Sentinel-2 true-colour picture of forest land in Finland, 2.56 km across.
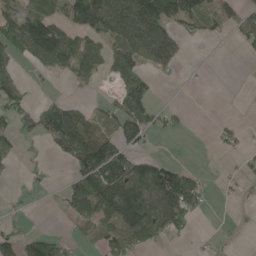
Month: May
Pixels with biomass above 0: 48%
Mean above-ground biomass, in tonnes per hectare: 56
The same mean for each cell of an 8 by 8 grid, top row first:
94 100 103 108 161 99 63 38
75 158 78 64 98 53 0 17
48 9 38 30 65 6 1 0
74 80 58 47 93 23 0 0
45 30 129 108 39 0 3 27
7 11 84 134 126 128 11 15
6 4 67 107 147 137 16 5
65 59 20 62 72 14 8 2
